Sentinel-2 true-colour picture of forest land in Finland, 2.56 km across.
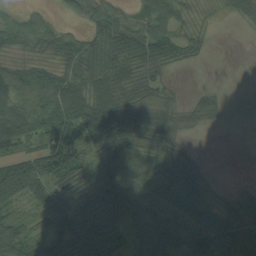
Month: August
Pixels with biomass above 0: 78%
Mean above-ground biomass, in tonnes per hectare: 58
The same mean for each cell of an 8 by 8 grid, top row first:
32 18 29 55 34 50 8 22
45 50 74 88 88 58 16 0
78 62 70 83 55 6 1 0
78 73 106 132 80 40 37 0
67 89 85 125 77 50 0 0
131 79 66 66 57 95 30 0
39 41 51 80 82 76 70 35
68 59 91 79 96 88 85 77
